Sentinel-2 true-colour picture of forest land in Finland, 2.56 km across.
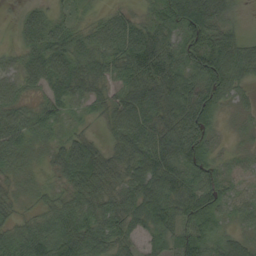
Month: September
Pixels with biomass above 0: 92%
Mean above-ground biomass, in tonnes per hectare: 53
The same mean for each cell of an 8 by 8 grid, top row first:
11 31 21 33 28 74 98 16
20 64 53 62 96 56 69 62
41 60 76 42 80 68 65 43
49 45 22 53 78 77 66 22
48 31 52 36 82 95 56 16
25 21 65 49 83 79 57 35
28 34 59 54 79 68 72 37
51 64 81 56 38 57 55 54
